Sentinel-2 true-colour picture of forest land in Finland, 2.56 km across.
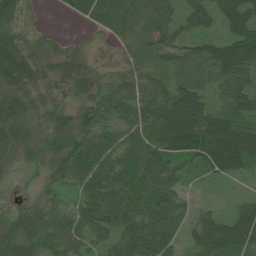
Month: July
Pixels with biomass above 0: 88%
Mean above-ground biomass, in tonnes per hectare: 58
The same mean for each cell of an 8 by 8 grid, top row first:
64 4 37 70 62 42 47 79
69 34 19 14 46 50 45 86
74 51 56 41 53 34 25 70
73 44 53 61 69 88 58 48
62 49 69 58 74 103 121 105
19 41 68 72 85 57 38 37
26 52 51 79 80 64 21 40
67 68 54 55 103 51 85 83
